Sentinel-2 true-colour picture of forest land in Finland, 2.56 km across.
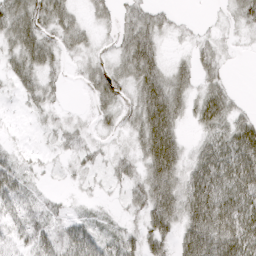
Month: April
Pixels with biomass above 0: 72%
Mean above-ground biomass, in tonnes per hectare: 33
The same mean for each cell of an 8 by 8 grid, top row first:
55 47 16 20 30 11 3 28
45 41 24 15 60 5 18 5
30 22 10 40 55 37 23 0
3 16 6 23 59 47 50 20
4 6 22 10 51 49 38 68
34 6 14 16 42 54 73 70
27 17 5 6 38 60 86 62
21 36 50 24 38 41 82 69
